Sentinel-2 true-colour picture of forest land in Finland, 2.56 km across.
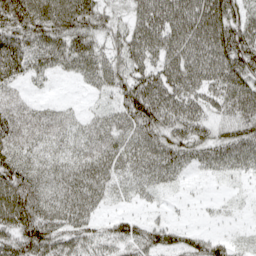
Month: April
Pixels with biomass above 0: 85%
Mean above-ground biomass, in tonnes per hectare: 62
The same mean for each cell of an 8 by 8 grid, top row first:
93 91 89 39 80 102 112 69
91 76 72 49 89 90 108 104
48 19 28 60 83 92 84 90
48 32 18 41 98 83 51 61
66 38 43 56 66 74 63 78
91 51 69 53 59 35 19 26
115 66 70 16 17 6 7 6
76 90 62 54 65 58 59 13
